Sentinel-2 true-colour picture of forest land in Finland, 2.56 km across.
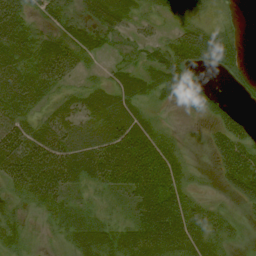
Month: August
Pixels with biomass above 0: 76%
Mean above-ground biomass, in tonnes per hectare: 43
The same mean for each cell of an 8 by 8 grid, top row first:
54 27 27 55 22 38 16 4
54 52 47 17 26 74 92 29
48 55 16 24 42 77 16 19
51 26 36 50 23 7 35 25
70 69 40 73 80 29 23 77
55 89 49 69 88 58 3 98
22 29 14 17 69 67 28 15
35 4 39 45 71 79 44 9
